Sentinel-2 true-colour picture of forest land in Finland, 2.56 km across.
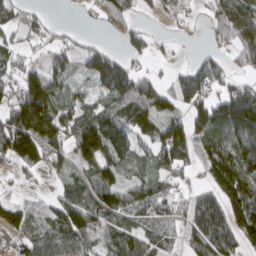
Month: March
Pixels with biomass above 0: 72%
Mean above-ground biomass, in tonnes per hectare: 81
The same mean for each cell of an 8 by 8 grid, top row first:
48 17 6 67 18 29 32 112
44 36 48 32 48 21 19 72
71 118 43 133 72 51 101 34
116 142 84 106 132 74 124 174
115 121 144 139 71 176 89 129
20 28 46 92 67 64 65 156
68 43 138 129 107 62 131 164
38 73 96 73 83 46 126 93
